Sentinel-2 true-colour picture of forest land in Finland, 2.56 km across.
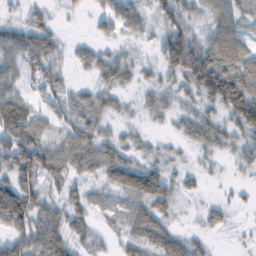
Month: February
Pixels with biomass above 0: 75%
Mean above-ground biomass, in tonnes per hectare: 40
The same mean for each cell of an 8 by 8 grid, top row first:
9 22 6 46 30 59 40 43
58 52 17 17 7 99 71 70
36 41 7 42 15 39 122 91
95 26 48 27 17 21 29 89
87 49 63 38 14 12 36 30
64 47 29 50 61 21 9 7
103 39 32 15 45 17 18 8
49 74 26 11 59 42 13 4
